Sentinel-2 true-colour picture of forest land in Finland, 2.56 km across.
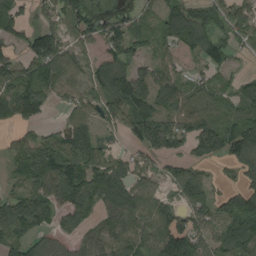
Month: August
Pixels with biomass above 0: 78%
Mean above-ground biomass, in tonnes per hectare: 96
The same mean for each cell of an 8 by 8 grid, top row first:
93 73 103 48 51 117 86 119
56 170 66 79 64 83 93 49
122 118 80 122 108 96 65 44
94 36 90 86 108 121 121 79
56 83 132 22 109 97 144 137
51 141 149 119 70 94 46 55
123 109 138 99 115 88 119 146
105 60 61 105 112 192 92 146
